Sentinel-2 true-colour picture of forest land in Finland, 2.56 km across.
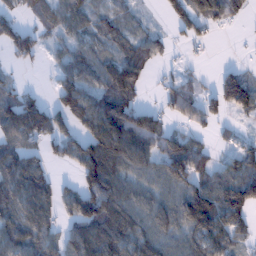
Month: January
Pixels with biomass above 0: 73%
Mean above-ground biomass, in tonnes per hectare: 72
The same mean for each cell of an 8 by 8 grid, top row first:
39 62 71 59 15 28 84 40
72 30 64 57 80 19 11 1
18 8 87 123 53 40 8 86
140 84 104 138 75 65 63 59
83 57 78 141 96 74 21 34
101 60 78 114 72 110 57 97
76 71 98 100 77 90 131 113
89 66 114 120 94 73 108 48
